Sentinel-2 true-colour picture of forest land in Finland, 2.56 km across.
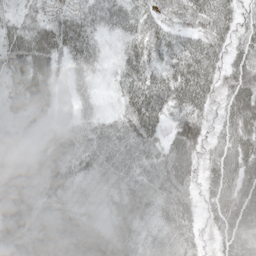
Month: May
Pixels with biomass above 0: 94%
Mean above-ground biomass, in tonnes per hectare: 48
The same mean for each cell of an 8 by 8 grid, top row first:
30 40 44 43 44 47 57 39
47 55 65 14 59 50 58 38
35 43 24 21 61 72 56 63
26 25 20 22 84 61 43 74
21 35 39 40 55 82 55 72
57 53 37 32 35 74 43 63
70 40 32 28 41 66 39 70
68 64 80 49 30 48 24 60
